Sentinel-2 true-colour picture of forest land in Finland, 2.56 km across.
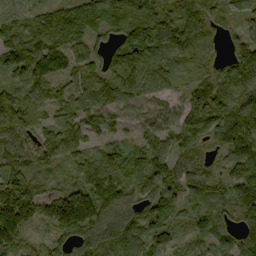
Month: September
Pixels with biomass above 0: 94%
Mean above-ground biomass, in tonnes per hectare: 112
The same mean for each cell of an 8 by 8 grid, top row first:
38 93 112 109 143 119 130 69
122 150 85 86 143 131 96 94
72 111 97 146 158 106 143 144
128 66 107 113 93 94 150 179
91 112 86 67 92 98 80 176
156 48 90 148 140 102 112 128
224 117 207 110 100 97 72 153
112 57 96 96 116 51 70 121
